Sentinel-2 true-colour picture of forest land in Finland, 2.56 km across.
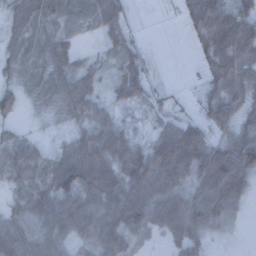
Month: December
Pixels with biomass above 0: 83%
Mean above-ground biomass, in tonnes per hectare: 60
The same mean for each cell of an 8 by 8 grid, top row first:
51 55 54 64 1 9 111 107
46 59 22 40 16 0 78 125
34 58 53 30 48 1 37 69
24 24 54 44 21 24 42 53
50 16 62 101 46 109 48 88
54 69 110 91 101 90 76 92
51 107 114 105 116 103 97 37
86 87 58 91 35 56 39 5
